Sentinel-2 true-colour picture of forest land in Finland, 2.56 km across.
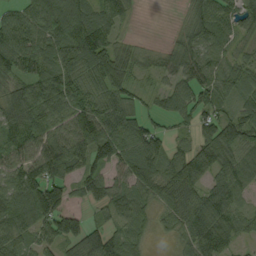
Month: September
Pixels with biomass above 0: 86%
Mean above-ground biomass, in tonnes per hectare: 77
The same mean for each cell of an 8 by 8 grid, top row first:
64 101 89 72 3 8 90 72
113 104 132 82 25 49 86 32
67 112 91 114 27 61 76 75
111 106 97 83 56 70 73 69
74 97 120 115 143 32 87 104
94 114 85 57 115 77 78 75
111 94 29 69 56 75 85 50
85 66 87 79 38 29 87 39
